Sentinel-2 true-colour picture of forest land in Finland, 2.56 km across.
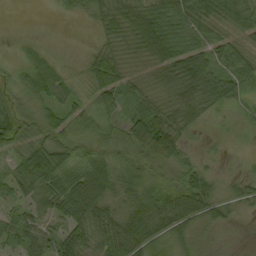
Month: September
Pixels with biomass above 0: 85%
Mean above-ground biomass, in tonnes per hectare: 46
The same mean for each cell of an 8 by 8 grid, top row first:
0 1 25 60 66 67 56 54
8 13 6 39 51 65 51 34
27 65 23 62 33 62 66 58
56 36 45 46 57 63 31 15
53 55 49 55 83 69 11 2
53 89 82 68 35 28 33 20
32 50 103 49 64 77 52 24
43 52 55 74 72 37 18 1
